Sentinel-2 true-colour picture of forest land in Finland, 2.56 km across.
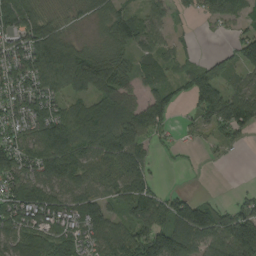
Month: August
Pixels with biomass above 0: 80%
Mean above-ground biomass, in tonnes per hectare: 83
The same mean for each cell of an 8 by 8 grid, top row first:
101 61 35 75 57 28 48 51
87 149 64 62 68 29 2 100
100 102 97 116 68 42 118 48
98 96 79 117 95 31 105 133
98 139 122 137 71 32 26 22
127 119 88 84 99 2 1 0
115 127 109 64 107 97 81 76
95 109 76 103 148 135 91 169
